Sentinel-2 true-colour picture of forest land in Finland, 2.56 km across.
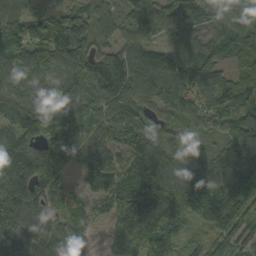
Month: September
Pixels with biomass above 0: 93%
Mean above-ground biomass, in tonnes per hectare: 109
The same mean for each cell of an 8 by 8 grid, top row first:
99 71 64 70 104 123 123 152
117 107 94 63 96 101 114 119
107 121 148 146 150 136 103 70
134 172 159 133 85 97 112 112
105 149 137 112 139 86 26 129
175 147 52 117 139 159 124 155
135 79 57 83 101 120 59 77
122 104 90 33 125 69 57 91
